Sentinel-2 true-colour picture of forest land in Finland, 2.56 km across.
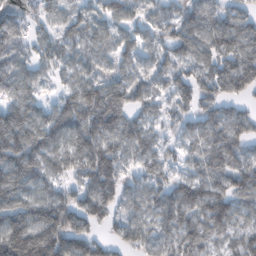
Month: February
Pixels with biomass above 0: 87%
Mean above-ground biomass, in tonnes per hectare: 98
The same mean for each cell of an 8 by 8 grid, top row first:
46 60 62 75 57 72 108 89
71 72 75 78 68 110 100 117
92 37 93 75 70 91 82 117
126 92 187 167 67 63 81 56
167 130 141 111 102 49 109 92
172 113 82 126 70 69 105 113
159 159 95 71 81 121 156 84
191 179 94 36 67 85 86 80
